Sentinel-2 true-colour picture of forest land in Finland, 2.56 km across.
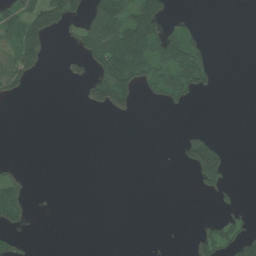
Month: July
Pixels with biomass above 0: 25%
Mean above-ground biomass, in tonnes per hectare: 24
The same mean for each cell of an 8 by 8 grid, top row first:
54 84 35 87 89 12 0 0
69 33 36 100 86 74 26 0
56 1 26 119 44 62 41 0
0 0 3 49 0 8 0 0
0 0 0 0 0 8 68 0
17 0 0 0 0 0 86 0
47 0 0 0 0 0 1 14
24 0 0 0 0 0 49 61
